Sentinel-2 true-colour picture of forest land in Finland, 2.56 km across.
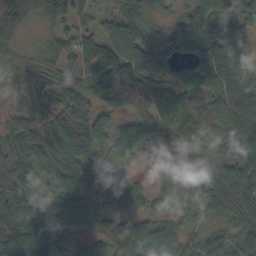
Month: October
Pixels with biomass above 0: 95%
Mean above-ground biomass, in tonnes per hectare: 66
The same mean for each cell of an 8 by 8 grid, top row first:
87 64 44 49 65 31 62 64
51 45 55 61 72 49 58 66
57 61 59 112 78 56 74 102
46 88 78 53 89 75 51 89
74 84 93 73 68 54 52 88
81 60 87 21 12 101 70 90
85 80 73 50 42 58 52 58
94 71 37 55 90 60 52 51
